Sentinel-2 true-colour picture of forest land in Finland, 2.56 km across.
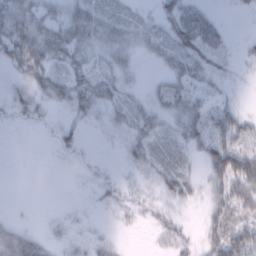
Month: February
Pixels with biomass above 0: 61%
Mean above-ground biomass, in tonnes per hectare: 20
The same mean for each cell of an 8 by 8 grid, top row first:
41 26 31 18 9 45 32 3
56 48 32 29 20 40 41 6
13 37 31 25 5 26 20 4
17 11 23 20 21 27 24 15
0 2 12 4 23 14 30 21
0 0 4 6 11 26 19 43
1 1 3 10 16 15 19 32
66 16 7 8 1 24 25 38
